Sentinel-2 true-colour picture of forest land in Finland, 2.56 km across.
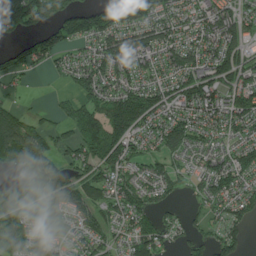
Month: July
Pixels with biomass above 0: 78%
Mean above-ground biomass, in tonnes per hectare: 82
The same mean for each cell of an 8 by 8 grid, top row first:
165 98 92 136 126 88 96 85
51 102 49 118 118 103 100 73
35 12 86 115 82 100 104 82
49 17 95 153 158 88 101 117
135 64 106 142 63 75 41 60
41 110 71 77 54 38 72 89
90 89 75 68 76 24 42 82
62 77 45 48 96 39 47 46
